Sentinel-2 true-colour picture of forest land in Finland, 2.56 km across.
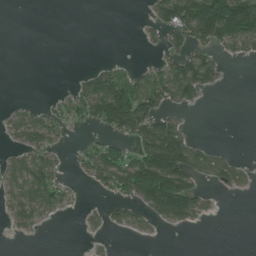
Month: June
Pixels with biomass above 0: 40%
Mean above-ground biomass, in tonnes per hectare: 44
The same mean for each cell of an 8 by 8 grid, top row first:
0 0 0 0 8 115 205 209
0 0 0 0 6 38 62 37
0 0 27 85 46 101 57 0
22 37 47 159 100 26 1 0
22 48 12 46 110 134 17 0
61 82 14 78 173 174 44 35
50 50 9 25 52 127 19 0
5 0 1 4 5 0 0 0
